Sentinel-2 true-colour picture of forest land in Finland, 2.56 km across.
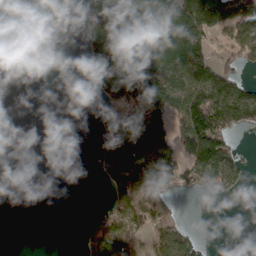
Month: March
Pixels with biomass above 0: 45%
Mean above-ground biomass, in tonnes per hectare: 53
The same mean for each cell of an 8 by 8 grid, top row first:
0 0 21 118 124 100 112 107
0 0 19 102 121 126 70 84
0 0 5 107 142 76 113 64
0 0 0 62 107 101 179 131
0 0 0 92 90 77 143 16
0 0 0 66 113 76 74 44
0 0 0 43 109 26 0 0
0 0 20 101 48 85 7 0
